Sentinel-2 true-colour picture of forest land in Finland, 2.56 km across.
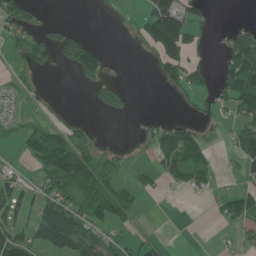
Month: June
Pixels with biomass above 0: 43%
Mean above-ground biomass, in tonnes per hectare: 37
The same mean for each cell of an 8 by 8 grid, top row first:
63 11 0 3 38 108 20 5
20 42 73 2 25 111 9 92
17 2 20 16 0 52 29 98
12 12 2 21 2 4 18 53
18 90 47 4 12 85 19 60
29 60 109 45 19 46 29 27
69 69 73 84 8 0 5 50
73 78 111 43 25 0 0 22
